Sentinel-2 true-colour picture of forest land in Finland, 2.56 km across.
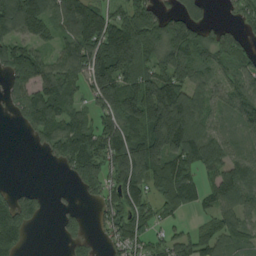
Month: August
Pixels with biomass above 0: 74%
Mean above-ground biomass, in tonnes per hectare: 100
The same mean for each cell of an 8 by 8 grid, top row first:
229 128 159 97 117 84 38 48
101 62 139 215 150 144 108 67
100 135 74 218 139 147 80 104
43 115 54 151 185 250 84 107
0 63 134 140 189 169 127 76
0 0 85 117 146 127 61 115
99 15 20 77 77 59 49 92
103 0 47 56 73 69 75 68
